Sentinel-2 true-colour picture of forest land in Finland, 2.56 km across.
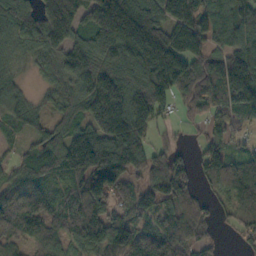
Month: October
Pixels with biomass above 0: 87%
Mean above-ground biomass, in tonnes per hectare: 119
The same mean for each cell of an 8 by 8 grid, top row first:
133 195 157 259 182 181 133 120
67 129 122 176 236 180 119 101
51 53 135 186 170 161 114 203
91 61 109 264 182 46 87 107
32 90 199 200 91 34 82 36
82 99 137 134 92 139 86 89
154 101 113 79 100 89 40 94
89 93 100 161 86 83 49 38
